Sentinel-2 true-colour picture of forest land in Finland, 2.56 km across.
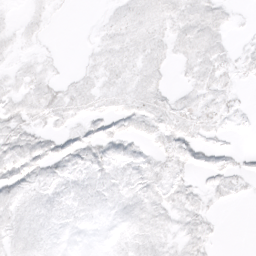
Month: March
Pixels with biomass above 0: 70%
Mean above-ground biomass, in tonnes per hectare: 8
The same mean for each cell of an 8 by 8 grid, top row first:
2 4 0 5 10 11 13 2
5 2 1 8 10 9 12 3
5 7 6 8 11 2 10 4
10 11 8 10 12 10 8 4
13 11 12 13 8 13 6 1
15 11 10 10 11 9 7 10
10 10 7 7 11 9 7 1
10 7 2 3 10 6 7 0
